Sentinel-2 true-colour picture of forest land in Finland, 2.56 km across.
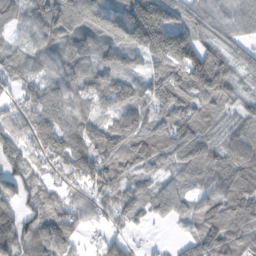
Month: November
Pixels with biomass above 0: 88%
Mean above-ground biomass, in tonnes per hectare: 84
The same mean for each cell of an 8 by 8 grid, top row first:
53 108 98 88 165 88 63 49
47 66 72 79 134 188 71 36
79 82 94 80 72 129 163 44
72 106 87 74 84 115 78 53
103 117 97 119 130 102 76 79
71 63 100 89 67 62 72 107
69 75 76 65 62 63 74 122
118 99 35 46 11 18 103 90
